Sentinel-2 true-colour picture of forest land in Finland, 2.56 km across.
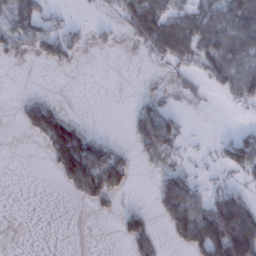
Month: January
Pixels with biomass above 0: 40%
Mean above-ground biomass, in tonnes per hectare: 40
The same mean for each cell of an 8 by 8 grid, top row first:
47 34 2 10 97 50 61 86
35 54 32 15 35 87 73 71
0 0 0 0 5 13 40 90
15 85 0 0 45 22 2 10
0 67 111 25 50 39 4 68
0 3 118 109 4 59 11 22
0 0 7 20 20 95 81 93
0 0 0 2 78 37 148 148
